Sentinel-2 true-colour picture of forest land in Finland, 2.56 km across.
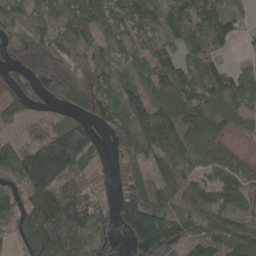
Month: May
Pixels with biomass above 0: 84%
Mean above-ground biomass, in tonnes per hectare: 93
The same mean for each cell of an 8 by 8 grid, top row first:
58 69 122 102 95 85 94 53
75 109 116 74 70 86 89 18
42 149 118 100 74 122 87 67
65 30 82 101 106 124 104 53
48 135 165 48 104 107 88 12
108 174 95 50 76 74 63 82
98 142 124 74 174 74 104 78
62 165 119 78 200 114 90 120
